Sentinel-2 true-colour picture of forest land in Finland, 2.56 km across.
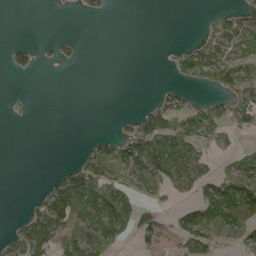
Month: May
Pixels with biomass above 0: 39%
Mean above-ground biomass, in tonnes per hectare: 43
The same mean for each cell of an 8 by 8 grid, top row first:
0 1 12 7 0 0 13 49
29 13 12 0 0 16 86 61
4 0 0 0 0 30 82 83
4 0 0 1 37 74 62 64
0 0 8 53 117 112 51 14
0 13 102 48 79 80 50 88
0 102 140 114 48 27 123 135
54 81 89 67 43 42 70 46
